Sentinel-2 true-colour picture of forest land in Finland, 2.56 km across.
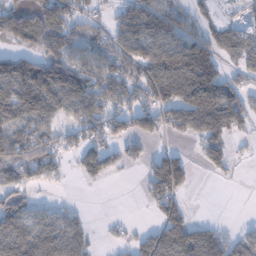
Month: January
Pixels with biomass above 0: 64%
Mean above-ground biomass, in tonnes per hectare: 77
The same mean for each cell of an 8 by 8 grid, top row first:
105 116 74 55 117 78 47 31
42 86 64 106 110 121 105 79
153 170 116 120 113 163 141 49
134 98 89 104 110 102 152 105
109 80 73 68 50 15 80 14
82 60 30 29 49 158 16 5
75 23 14 0 10 40 0 0
102 113 75 22 54 93 97 61
